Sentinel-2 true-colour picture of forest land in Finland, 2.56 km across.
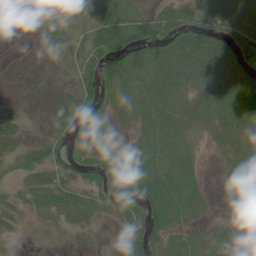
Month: June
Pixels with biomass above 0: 78%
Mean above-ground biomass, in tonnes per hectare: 44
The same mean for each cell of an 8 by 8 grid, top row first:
2 35 10 53 48 77 40 58
0 20 33 60 57 102 99 59
1 2 32 53 52 103 79 62
27 10 49 42 49 47 59 59
35 41 44 56 46 47 16 39
31 52 43 73 76 57 11 42
36 46 53 46 70 72 19 26
10 21 13 20 83 50 36 31
